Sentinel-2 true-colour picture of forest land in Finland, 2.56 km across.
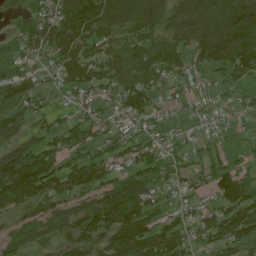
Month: June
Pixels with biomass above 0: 81%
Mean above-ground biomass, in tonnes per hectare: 84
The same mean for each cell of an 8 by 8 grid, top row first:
40 78 151 127 131 95 146 189
70 88 112 80 105 104 134 157
105 39 93 82 87 50 33 60
74 50 32 40 87 21 36 30
74 63 82 62 66 37 39 24
195 148 116 68 88 52 65 81
85 72 65 138 101 42 44 111
71 49 102 106 150 113 63 90
